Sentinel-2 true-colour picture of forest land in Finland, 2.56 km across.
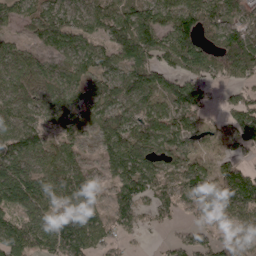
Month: April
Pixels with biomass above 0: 82%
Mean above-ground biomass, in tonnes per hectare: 72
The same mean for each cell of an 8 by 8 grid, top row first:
52 78 53 82 83 101 81 60
41 38 69 75 99 120 68 114
75 65 56 65 72 65 55 48
81 71 71 77 75 84 26 80
100 62 43 76 98 82 25 44
118 83 70 56 95 56 77 109
86 85 124 57 52 39 70 115
105 97 138 55 8 35 46 24
